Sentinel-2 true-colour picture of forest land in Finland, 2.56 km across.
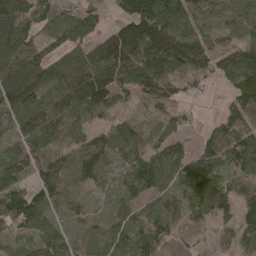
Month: April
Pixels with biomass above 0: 85%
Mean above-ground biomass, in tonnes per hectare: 93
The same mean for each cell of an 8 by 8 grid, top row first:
159 94 95 39 168 137 89 92
139 68 103 155 143 135 90 111
150 121 142 104 118 108 63 134
123 123 99 71 29 48 6 86
73 78 80 99 89 83 76 117
118 102 94 40 128 109 100 81
121 94 33 36 70 59 90 98
56 99 40 73 108 44 36 76
